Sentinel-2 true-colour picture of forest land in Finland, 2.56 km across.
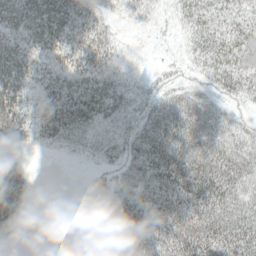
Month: May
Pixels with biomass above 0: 82%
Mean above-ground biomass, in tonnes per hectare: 44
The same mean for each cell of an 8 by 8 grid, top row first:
46 57 45 17 20 20 43 34
41 46 51 29 3 7 53 51
50 40 45 36 15 19 32 44
56 52 62 48 40 70 48 17
44 25 36 39 56 75 77 51
58 0 2 22 49 69 79 64
76 8 7 23 60 58 62 52
79 79 34 42 48 65 68 76
